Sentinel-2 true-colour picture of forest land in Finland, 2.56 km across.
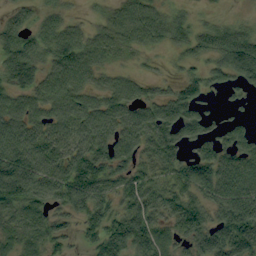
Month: September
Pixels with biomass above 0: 85%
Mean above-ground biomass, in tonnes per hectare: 81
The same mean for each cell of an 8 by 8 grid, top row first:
47 46 16 46 83 42 16 14
105 83 105 67 47 41 67 124
102 81 85 53 48 44 67 72
99 90 106 102 82 102 44 25
118 87 93 98 89 94 69 93
137 100 141 91 68 87 118 120
82 59 86 81 104 81 76 131
63 78 37 133 119 65 104 151
